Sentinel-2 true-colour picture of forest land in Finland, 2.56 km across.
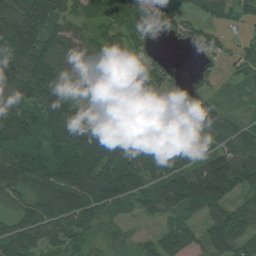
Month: July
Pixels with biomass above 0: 87%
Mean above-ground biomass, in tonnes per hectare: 90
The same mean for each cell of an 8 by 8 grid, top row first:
139 153 61 108 126 42 45 39
145 102 90 86 37 12 41 31
126 128 106 113 93 43 35 27
80 122 73 136 78 94 83 25
93 76 126 140 79 58 41 100
135 140 177 145 116 113 184 148
54 132 136 69 50 79 93 63
121 84 73 28 32 83 65 78
